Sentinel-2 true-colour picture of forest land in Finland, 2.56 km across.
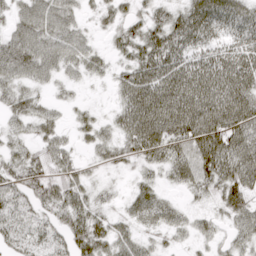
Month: April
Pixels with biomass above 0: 84%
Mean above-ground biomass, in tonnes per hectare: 45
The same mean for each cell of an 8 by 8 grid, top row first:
37 61 27 31 31 41 69 54
68 61 48 21 56 59 45 54
49 34 20 25 70 73 73 68
42 32 16 18 78 72 77 78
30 43 18 37 65 45 88 74
48 55 35 11 22 36 58 69
18 42 52 19 52 29 21 54
29 30 59 52 27 16 25 38
